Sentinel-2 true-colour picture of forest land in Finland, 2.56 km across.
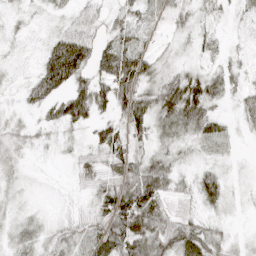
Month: April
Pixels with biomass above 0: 85%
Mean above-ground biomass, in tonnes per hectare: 34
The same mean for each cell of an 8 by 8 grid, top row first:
10 8 24 25 35 27 21 21
7 44 83 54 33 11 29 16
8 83 43 78 52 42 47 30
9 29 71 40 58 66 41 34
16 10 15 72 29 26 20 13
9 3 23 43 71 31 42 14
11 7 11 81 80 17 25 11
25 23 35 84 66 53 47 14
